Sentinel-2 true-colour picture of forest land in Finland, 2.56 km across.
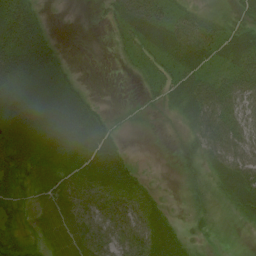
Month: July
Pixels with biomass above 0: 78%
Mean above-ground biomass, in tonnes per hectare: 39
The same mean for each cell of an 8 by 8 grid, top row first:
81 7 0 28 60 34 26 32
76 45 0 7 37 49 50 59
65 59 13 0 16 42 48 60
59 52 61 8 5 23 69 54
69 46 59 45 0 15 63 56
55 56 53 74 14 9 30 65
32 48 45 38 34 4 28 31
52 44 64 49 55 46 9 6
